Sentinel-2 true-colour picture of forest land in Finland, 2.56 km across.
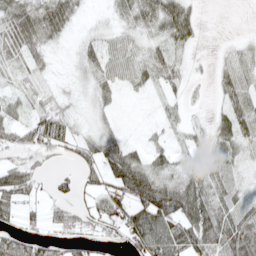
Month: May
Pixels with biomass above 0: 71%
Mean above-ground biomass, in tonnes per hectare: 36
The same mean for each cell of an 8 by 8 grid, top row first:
57 65 16 14 45 64 0 0
47 26 16 27 24 31 1 16
19 23 11 29 27 22 8 41
27 46 12 14 5 15 11 50
31 46 29 36 17 18 34 43
110 23 40 56 63 32 44 24
39 33 36 49 79 75 60 43
46 31 34 16 75 80 66 80
